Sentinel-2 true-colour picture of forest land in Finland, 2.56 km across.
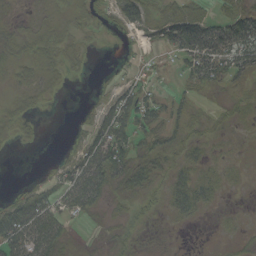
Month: September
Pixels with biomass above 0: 62%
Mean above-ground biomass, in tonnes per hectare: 19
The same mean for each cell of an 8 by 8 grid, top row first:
6 11 14 9 21 25 16 28
26 28 16 1 4 30 53 57
18 22 3 6 9 6 37 20
20 4 4 41 34 18 8 8
10 1 17 60 22 24 12 3
0 13 52 51 33 22 18 6
37 37 35 9 8 26 14 2
55 57 4 9 2 1 0 5
